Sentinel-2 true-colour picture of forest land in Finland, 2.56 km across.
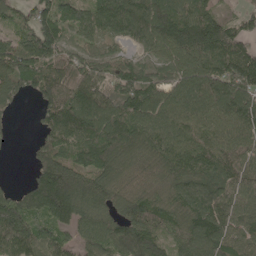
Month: May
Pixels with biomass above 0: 90%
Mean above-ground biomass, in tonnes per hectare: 114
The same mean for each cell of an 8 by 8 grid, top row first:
55 112 92 170 181 155 111 45
114 144 60 40 72 144 171 116
114 117 106 110 103 89 133 163
18 96 159 146 144 116 114 140
6 96 148 151 125 130 124 113
1 150 119 104 70 114 133 106
128 164 134 93 131 105 161 110
163 109 77 123 126 79 139 88
